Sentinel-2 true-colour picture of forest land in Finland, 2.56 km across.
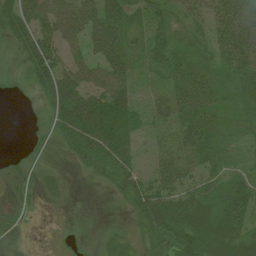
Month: July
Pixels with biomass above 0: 82%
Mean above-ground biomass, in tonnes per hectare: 38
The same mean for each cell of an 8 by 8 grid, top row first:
56 56 69 55 37 30 44 51
25 61 45 68 39 40 28 59
9 62 69 68 18 38 29 36
0 29 82 70 48 49 36 24
1 15 59 74 32 54 37 17
20 19 7 39 48 64 27 26
18 5 0 5 56 52 37 60
20 1 4 23 29 71 51 53
